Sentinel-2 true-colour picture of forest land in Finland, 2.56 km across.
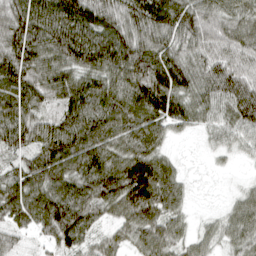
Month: April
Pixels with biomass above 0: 94%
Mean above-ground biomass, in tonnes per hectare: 91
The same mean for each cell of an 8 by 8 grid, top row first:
103 115 129 91 118 124 84 76
107 116 143 141 103 86 69 85
109 106 96 104 135 125 91 99
104 57 117 107 117 106 70 109
81 111 125 93 94 16 28 49
73 115 108 126 154 66 10 13
109 121 116 81 141 66 11 67
61 59 87 54 79 68 44 71
